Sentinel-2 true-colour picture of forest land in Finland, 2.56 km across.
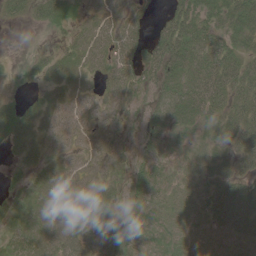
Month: June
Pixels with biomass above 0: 83%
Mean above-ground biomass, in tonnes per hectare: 37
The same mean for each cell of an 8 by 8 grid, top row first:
23 43 22 39 23 50 42 63
0 12 43 51 39 74 48 36
6 31 28 46 42 51 58 50
38 41 31 25 35 55 48 45
35 32 26 38 32 20 24 38
11 50 44 45 38 20 27 31
33 50 52 41 36 22 28 42
41 55 53 46 34 28 19 29
